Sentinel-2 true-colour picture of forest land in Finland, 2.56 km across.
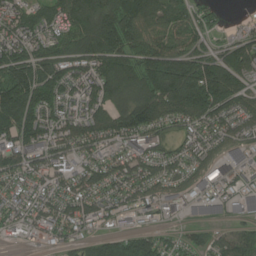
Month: July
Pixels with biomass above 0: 88%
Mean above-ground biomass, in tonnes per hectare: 132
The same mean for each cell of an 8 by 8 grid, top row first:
135 128 189 197 160 110 67 16
150 125 162 167 133 127 93 103
171 164 160 179 158 218 209 125
205 134 176 162 177 147 158 134
154 159 128 129 161 85 104 136
137 154 137 129 134 92 127 130
142 150 133 115 114 97 123 101
52 64 88 104 116 53 69 103
